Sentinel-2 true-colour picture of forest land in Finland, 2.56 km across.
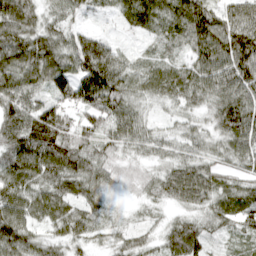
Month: April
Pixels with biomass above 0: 95%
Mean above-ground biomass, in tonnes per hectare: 76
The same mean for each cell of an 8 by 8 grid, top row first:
114 48 37 27 86 83 87 91
100 91 92 48 16 42 121 134
97 101 119 124 58 83 100 116
102 103 81 91 39 37 53 123
117 146 92 64 62 55 51 87
103 97 99 43 41 97 90 60
90 93 67 18 19 43 68 91
93 51 53 33 38 89 60 36
